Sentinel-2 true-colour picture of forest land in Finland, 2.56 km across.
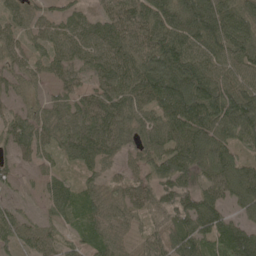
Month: May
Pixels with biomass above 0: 91%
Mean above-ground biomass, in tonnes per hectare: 71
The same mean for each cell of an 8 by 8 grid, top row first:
48 44 48 68 86 87 113 84
46 52 67 84 75 101 86 80
47 36 48 90 111 121 102 74
44 55 76 92 67 110 110 123
57 48 108 74 65 92 103 66
23 33 36 35 46 107 71 89
31 30 58 66 46 99 98 55
55 49 44 68 46 83 76 112
